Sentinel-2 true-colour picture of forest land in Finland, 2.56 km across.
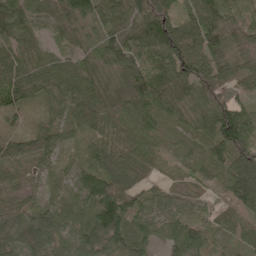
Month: May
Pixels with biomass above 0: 95%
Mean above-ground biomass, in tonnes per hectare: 66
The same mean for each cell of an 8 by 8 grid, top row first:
91 63 88 73 99 68 92 36
54 25 43 76 71 110 96 44
74 69 84 54 95 103 69 50
49 35 69 74 81 51 77 80
64 65 27 71 64 23 59 97
52 38 56 95 39 30 34 115
55 59 74 126 56 36 25 71
88 78 78 88 58 62 40 42
